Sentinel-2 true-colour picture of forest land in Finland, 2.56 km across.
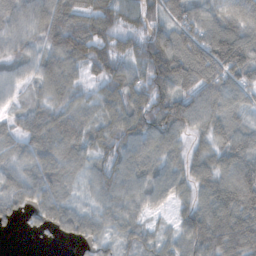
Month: November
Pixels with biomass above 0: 92%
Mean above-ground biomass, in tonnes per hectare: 86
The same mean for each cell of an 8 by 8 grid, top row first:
68 109 110 104 91 95 87 102
52 77 119 95 113 127 146 155
46 83 47 104 107 154 124 99
36 76 61 79 118 132 88 60
51 85 74 81 89 56 65 106
67 102 48 93 93 76 92 120
69 94 58 71 64 47 98 141
1 7 54 44 60 60 142 149
